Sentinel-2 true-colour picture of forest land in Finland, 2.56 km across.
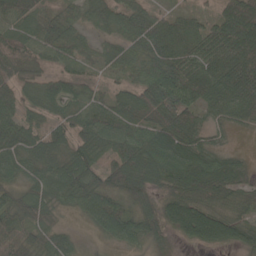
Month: May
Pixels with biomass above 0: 86%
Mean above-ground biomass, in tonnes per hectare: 60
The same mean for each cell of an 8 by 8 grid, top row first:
75 40 40 60 60 37 28 114
80 50 41 38 63 75 79 102
54 35 36 22 61 75 89 120
47 40 51 69 77 94 45 59
61 74 66 56 80 80 37 2
36 59 88 82 102 77 103 50
62 53 44 69 67 76 57 43
64 51 14 34 43 21 63 57
